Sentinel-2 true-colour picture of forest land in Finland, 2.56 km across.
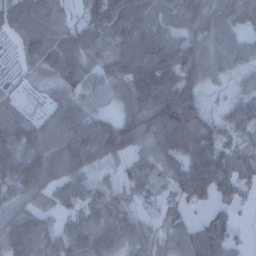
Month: December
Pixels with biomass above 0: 88%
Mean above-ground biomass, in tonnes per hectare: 85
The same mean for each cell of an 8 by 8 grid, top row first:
89 89 36 157 107 88 95 69
32 118 100 106 132 113 81 68
21 52 106 96 185 160 64 33
43 42 87 39 159 197 41 65
109 93 128 138 81 141 88 49
132 98 67 28 76 85 141 71
69 58 74 74 32 44 45 22
106 66 95 88 60 53 126 17
